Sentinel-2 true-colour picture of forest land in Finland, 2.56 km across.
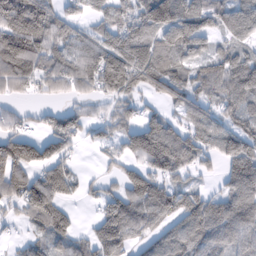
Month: February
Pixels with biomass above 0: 77%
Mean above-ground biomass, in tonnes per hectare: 75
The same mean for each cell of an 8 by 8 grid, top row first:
99 81 40 63 102 158 70 84
129 81 75 102 112 114 54 61
92 42 62 136 82 81 82 114
29 34 50 41 41 38 54 64
99 84 31 40 121 95 59 126
86 81 29 27 94 50 20 128
40 131 13 84 100 79 93 120
16 72 39 106 49 87 81 79
